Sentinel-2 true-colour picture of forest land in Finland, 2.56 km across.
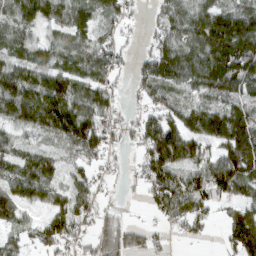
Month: March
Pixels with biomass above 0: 81%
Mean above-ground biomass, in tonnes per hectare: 80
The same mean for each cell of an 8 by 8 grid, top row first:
88 78 81 59 18 78 115 110
68 60 76 65 23 103 146 174
99 101 66 51 64 86 102 108
108 170 119 62 52 84 98 86
51 32 100 43 81 143 86 152
77 74 46 21 69 90 122 127
84 67 79 30 19 91 59 67
37 75 55 104 60 13 17 135
